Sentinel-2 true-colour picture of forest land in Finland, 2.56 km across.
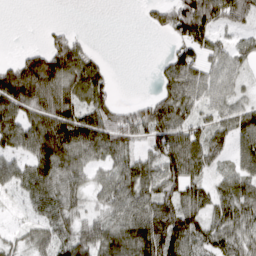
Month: March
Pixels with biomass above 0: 76%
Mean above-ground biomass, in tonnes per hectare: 72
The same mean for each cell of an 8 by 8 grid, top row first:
0 0 0 0 16 93 120 84
9 81 69 0 0 42 58 45
160 168 111 32 0 98 74 45
101 121 87 78 80 98 44 70
74 138 113 99 45 115 91 68
69 110 66 67 100 97 49 84
12 69 51 73 95 118 72 95
27 56 88 109 134 126 61 69
